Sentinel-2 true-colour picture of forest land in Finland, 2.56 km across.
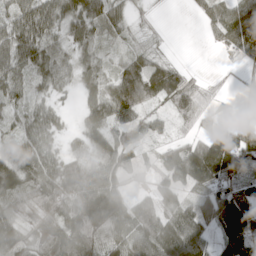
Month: April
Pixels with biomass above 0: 85%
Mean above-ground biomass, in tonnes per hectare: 76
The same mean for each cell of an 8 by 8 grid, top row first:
74 98 107 63 18 0 59 95
94 84 53 30 42 3 9 85
68 72 49 62 150 106 22 14
48 60 36 95 58 81 56 7
59 59 42 91 43 57 93 114
99 92 96 78 37 102 124 84
75 78 139 147 77 93 97 138
116 69 119 88 120 116 77 149
